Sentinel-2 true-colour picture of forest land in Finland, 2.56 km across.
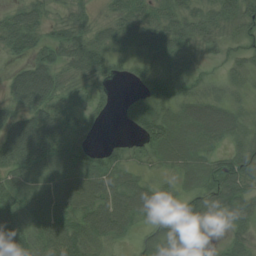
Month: July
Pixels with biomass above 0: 86%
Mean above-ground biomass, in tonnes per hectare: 52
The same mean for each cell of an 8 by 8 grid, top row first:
44 27 31 33 50 51 48 74
49 48 76 54 56 57 25 25
47 75 40 33 40 63 22 30
44 58 36 18 55 48 80 36
93 90 51 13 52 79 46 42
51 56 73 62 37 40 57 82
61 94 79 87 81 18 59 57
76 79 76 46 26 43 18 33
